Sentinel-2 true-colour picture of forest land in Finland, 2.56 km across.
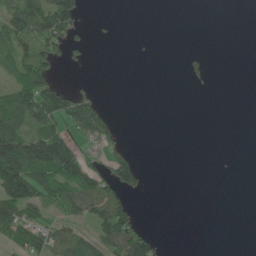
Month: June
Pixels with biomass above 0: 34%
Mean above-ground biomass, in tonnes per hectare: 34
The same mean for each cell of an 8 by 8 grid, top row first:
98 118 59 3 0 0 0 0
65 66 18 0 1 0 2 0
56 79 3 0 0 0 12 0
85 81 87 15 0 0 0 0
132 158 34 34 0 0 0 0
130 92 94 73 24 0 0 0
94 45 57 74 1 0 0 0
45 53 43 76 73 0 0 0
